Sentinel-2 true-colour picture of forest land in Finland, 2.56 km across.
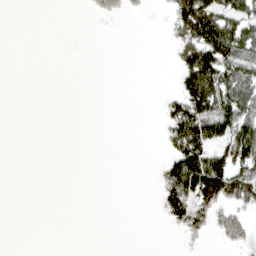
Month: April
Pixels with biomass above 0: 27%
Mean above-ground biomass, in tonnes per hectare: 30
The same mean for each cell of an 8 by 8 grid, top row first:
0 0 1 18 4 67 113 74
0 0 0 0 0 41 133 89
0 0 0 0 0 26 132 69
0 0 0 0 0 66 104 86
0 0 0 0 0 58 86 126
0 0 0 0 0 95 168 87
0 0 0 0 0 71 76 52
0 0 0 0 0 3 12 40
